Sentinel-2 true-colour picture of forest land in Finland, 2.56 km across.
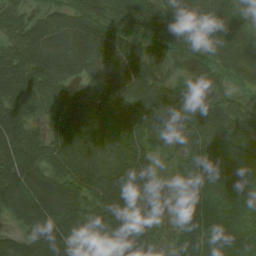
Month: August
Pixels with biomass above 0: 94%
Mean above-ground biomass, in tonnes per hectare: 72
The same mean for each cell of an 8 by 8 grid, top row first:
64 55 68 54 71 74 79 48
79 102 99 81 58 68 64 69
93 92 55 86 86 49 53 29
74 54 89 82 82 83 72 56
88 69 89 74 66 51 86 59
94 78 83 80 63 30 102 55
81 100 72 85 78 31 103 54
49 98 77 73 72 47 99 66
